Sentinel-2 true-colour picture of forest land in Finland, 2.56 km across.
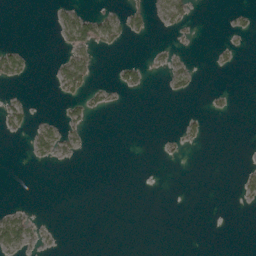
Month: May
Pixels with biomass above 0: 13%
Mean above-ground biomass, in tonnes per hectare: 9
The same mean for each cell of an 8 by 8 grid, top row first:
0 3 41 26 22 38 0 8
19 0 40 16 1 7 1 7
20 4 52 11 15 24 0 0
27 1 25 8 0 1 10 0
0 37 14 0 0 8 4 0
0 0 0 0 0 0 0 10
10 0 0 0 0 0 0 4
42 5 0 0 0 0 0 0
